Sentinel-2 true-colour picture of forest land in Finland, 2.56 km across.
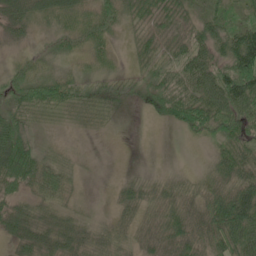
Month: June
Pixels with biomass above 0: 81%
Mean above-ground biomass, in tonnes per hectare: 43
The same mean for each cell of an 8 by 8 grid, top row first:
58 51 47 43 49 54 46 27
17 22 31 24 44 44 60 122
44 51 35 29 34 52 67 116
57 29 28 23 12 61 80 66
91 12 3 1 0 1 22 65
79 60 14 2 11 18 27 64
39 33 21 17 44 54 64 100
36 41 52 45 36 56 58 72
